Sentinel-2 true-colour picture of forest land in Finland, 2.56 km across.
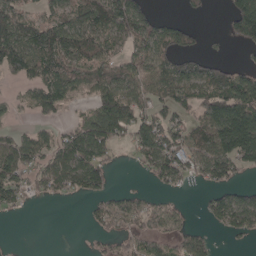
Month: April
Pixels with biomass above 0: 60%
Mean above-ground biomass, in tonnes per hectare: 70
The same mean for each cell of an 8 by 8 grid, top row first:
133 67 89 144 96 13 10 156
148 162 112 48 78 75 9 31
41 95 71 91 68 108 120 102
19 55 15 137 68 73 109 183
80 66 107 68 83 72 99 177
87 76 97 34 20 68 61 32
31 0 2 79 58 23 33 104
1 0 1 41 53 48 39 17
